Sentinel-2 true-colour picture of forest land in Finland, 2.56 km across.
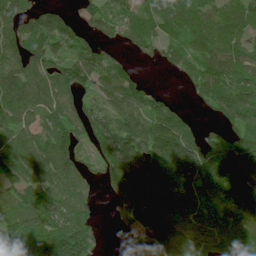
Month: July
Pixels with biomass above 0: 84%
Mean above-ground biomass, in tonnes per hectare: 91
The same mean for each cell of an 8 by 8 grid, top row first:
87 76 42 80 79 88 79 82
89 96 71 33 47 60 86 74
121 100 114 111 30 10 105 77
109 86 61 76 94 59 29 109
100 105 54 107 112 133 62 99
102 114 81 84 153 120 147 135
94 147 82 28 106 105 119 154
105 143 152 0 95 90 105 118
